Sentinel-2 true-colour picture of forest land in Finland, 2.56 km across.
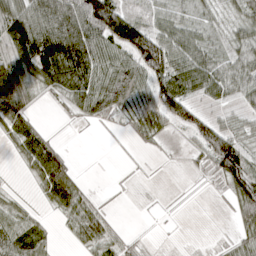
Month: April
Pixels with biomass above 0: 70%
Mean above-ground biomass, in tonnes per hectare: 47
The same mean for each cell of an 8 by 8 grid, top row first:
95 95 115 121 31 38 20 40
82 119 109 78 120 60 36 42
91 64 79 84 67 87 66 58
85 3 35 50 46 83 23 26
38 43 0 2 14 8 85 48
3 81 12 1 3 2 22 91
37 19 52 7 2 3 2 56
73 26 34 32 8 1 3 36
